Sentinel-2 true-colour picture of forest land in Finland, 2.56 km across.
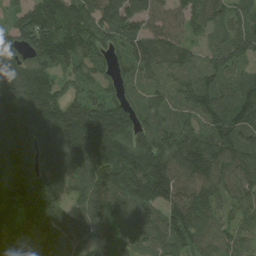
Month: August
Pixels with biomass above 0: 94%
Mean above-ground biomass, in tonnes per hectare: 133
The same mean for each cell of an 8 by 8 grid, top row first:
77 174 153 147 129 94 116 66
116 190 153 80 141 134 57 119
176 122 103 71 67 73 87 75
206 215 198 176 90 68 131 112
249 216 247 201 159 141 124 120
213 155 93 155 221 160 146 102
184 141 90 104 111 157 107 80
127 147 129 76 85 127 113 94
